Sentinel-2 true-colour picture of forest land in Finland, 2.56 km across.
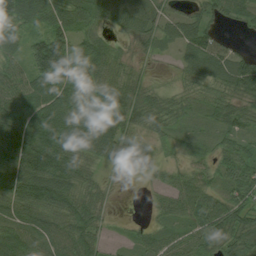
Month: August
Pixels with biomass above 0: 88%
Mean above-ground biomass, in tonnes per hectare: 61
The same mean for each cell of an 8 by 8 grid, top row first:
100 79 59 60 63 36 46 41
45 151 55 37 29 34 77 18
68 118 81 58 32 23 64 100
103 113 90 85 73 47 36 62
116 101 73 79 44 27 27 47
101 103 61 11 19 31 44 84
63 73 65 13 5 52 73 73
77 65 81 13 32 43 64 65
